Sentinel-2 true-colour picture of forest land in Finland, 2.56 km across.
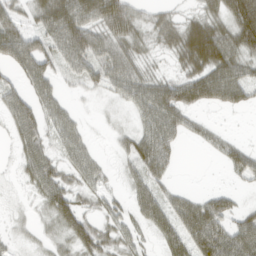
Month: March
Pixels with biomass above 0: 71%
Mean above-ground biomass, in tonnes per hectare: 38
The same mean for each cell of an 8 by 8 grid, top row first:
37 59 67 80 23 20 45 90
63 44 74 50 24 47 107 64
22 43 31 43 45 37 63 53
47 42 12 5 44 65 12 11
24 30 35 10 56 29 16 16
11 53 35 10 42 10 0 23
5 33 33 24 37 43 57 23
10 17 47 34 15 42 82 73
